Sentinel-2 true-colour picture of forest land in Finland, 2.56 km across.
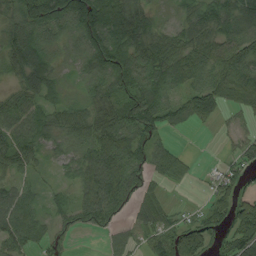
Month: August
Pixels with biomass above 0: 81%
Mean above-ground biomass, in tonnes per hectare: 58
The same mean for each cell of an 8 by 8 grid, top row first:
52 90 112 104 53 35 64 60
71 46 57 93 62 64 64 81
31 63 32 88 85 67 64 94
67 54 43 74 89 56 68 33
68 45 68 109 74 15 0 41
36 13 63 100 69 33 18 49
61 32 64 68 57 19 37 74
61 47 5 26 39 83 54 75
